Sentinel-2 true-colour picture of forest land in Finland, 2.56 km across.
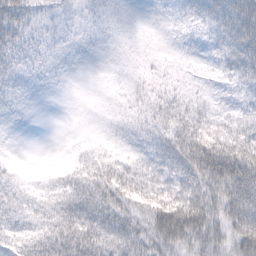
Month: February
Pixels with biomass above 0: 92%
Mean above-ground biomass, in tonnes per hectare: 32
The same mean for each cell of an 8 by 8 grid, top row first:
38 16 12 14 10 24 38 55
30 16 11 9 13 13 17 47
21 10 4 11 18 21 17 31
10 1 4 14 25 37 26 21
2 0 7 18 21 52 76 61
18 12 37 48 38 43 79 81
33 31 54 49 45 75 63 68
38 53 64 44 42 63 55 65
